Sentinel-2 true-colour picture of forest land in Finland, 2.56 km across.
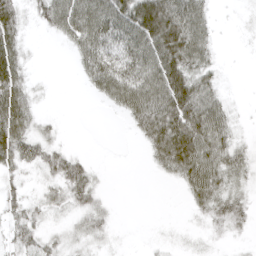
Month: April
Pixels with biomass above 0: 62%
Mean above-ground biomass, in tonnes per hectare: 32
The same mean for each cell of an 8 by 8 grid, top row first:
35 46 80 72 74 71 28 2
35 0 49 57 64 72 36 1
43 3 15 80 64 62 33 0
54 3 0 13 68 68 66 5
52 27 0 0 23 77 67 19
20 23 41 1 1 30 69 29
23 23 29 10 0 0 37 34
23 17 19 8 1 4 9 7
